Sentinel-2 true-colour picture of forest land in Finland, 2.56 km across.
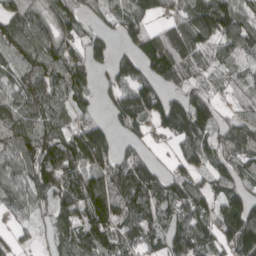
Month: April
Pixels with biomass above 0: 85%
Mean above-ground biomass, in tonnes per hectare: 101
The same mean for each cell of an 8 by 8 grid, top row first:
109 93 83 59 82 68 176 106
112 119 89 56 113 174 95 92
91 117 109 69 88 89 75 55
127 112 77 72 147 144 92 44
125 112 178 107 53 54 103 104
102 146 114 125 144 78 79 80
74 60 138 156 115 103 82 128
45 37 128 112 84 114 98 151
